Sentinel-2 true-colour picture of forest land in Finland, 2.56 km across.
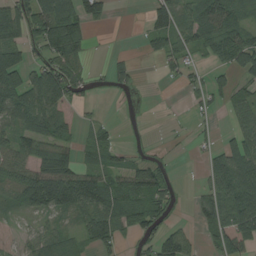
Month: August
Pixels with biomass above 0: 61%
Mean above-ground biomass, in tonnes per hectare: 58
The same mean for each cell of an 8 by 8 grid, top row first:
103 130 103 18 23 80 89 48
84 97 69 2 19 59 63 109
89 118 54 36 2 20 38 37
104 102 13 1 0 1 23 43
66 86 36 34 5 4 21 67
67 138 97 55 91 7 55 122
35 83 81 83 78 15 73 109
18 73 44 64 40 77 29 76
